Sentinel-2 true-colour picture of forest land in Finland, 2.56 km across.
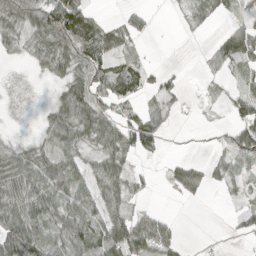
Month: April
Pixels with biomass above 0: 62%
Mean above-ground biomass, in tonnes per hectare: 39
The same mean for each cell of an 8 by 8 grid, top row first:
62 92 78 8 17 3 19 22
23 45 79 58 13 0 14 78
5 20 48 68 37 14 10 19
5 33 89 36 43 13 2 48
20 25 34 51 36 3 6 74
58 74 53 68 11 33 33 33
68 75 71 62 16 1 1 15
93 66 80 86 80 27 2 8
